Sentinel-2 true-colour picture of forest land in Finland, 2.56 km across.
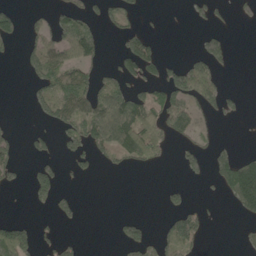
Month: May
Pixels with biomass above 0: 32%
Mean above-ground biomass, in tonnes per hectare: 41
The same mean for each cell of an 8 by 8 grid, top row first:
39 40 58 35 12 1 29 20
15 92 91 6 71 0 60 0
0 76 96 46 70 82 100 0
0 51 90 99 81 92 42 19
26 23 53 69 115 28 21 5
23 71 15 6 1 3 25 155
0 27 18 0 0 41 9 55
113 24 15 8 54 89 8 9
